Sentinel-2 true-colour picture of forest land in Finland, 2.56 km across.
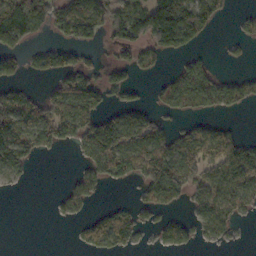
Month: October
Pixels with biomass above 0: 50%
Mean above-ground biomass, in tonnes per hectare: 63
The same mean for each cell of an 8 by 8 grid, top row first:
152 87 134 101 150 173 84 18
60 48 61 33 61 81 11 16
39 39 95 56 12 62 68 40
105 85 117 47 56 42 39 17
139 68 69 123 120 74 93 81
27 0 48 77 89 98 76 129
0 5 44 39 46 29 71 58
0 0 28 95 13 63 31 7
